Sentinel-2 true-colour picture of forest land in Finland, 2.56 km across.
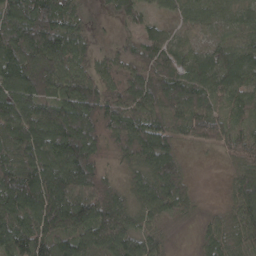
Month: April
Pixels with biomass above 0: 92%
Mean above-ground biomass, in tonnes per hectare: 88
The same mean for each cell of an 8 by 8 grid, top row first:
108 114 54 28 43 45 61 58
121 127 69 31 64 60 59 82
116 91 97 79 110 97 95 100
115 121 142 103 84 79 83 46
112 150 159 75 112 63 45 58
141 150 134 45 86 98 0 67
129 168 148 125 77 70 12 88
117 115 96 112 81 6 57 74
